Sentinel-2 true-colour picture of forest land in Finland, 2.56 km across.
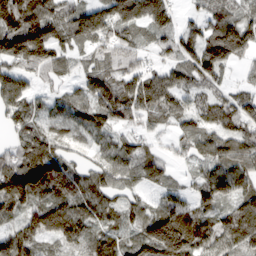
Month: March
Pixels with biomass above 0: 89%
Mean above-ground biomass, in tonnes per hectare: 94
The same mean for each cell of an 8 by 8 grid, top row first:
177 123 112 127 134 59 76 81
155 135 56 85 49 82 135 131
115 41 57 121 103 68 92 29
92 54 80 167 101 74 85 124
76 93 33 73 55 42 76 111
152 162 84 83 74 23 71 102
102 124 99 76 64 81 87 92
101 80 88 85 116 172 94 106
